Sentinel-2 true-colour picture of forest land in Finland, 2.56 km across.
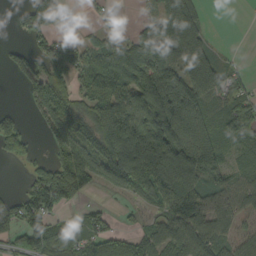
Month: September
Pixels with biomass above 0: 70%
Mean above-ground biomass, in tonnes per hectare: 92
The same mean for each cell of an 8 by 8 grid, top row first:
35 121 4 16 23 147 20 0
27 86 60 68 121 151 67 2
21 132 62 112 151 146 140 51
37 89 88 141 188 186 80 104
96 51 111 156 188 179 113 54
2 125 172 138 203 199 108 49
67 93 34 16 31 137 119 69
75 117 84 82 71 124 122 58
